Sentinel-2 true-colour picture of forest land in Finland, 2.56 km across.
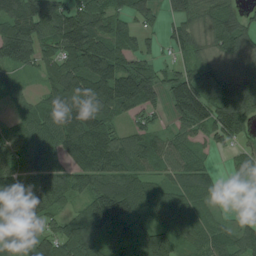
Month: July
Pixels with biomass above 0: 86%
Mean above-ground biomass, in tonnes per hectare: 104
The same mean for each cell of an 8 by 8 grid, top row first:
143 164 136 101 71 66 81 68
178 84 184 131 57 65 66 93
40 72 161 185 152 111 111 95
45 112 176 113 71 86 148 183
110 112 167 123 90 72 55 58
94 110 109 125 90 73 51 29
100 97 65 257 111 83 39 27
85 118 173 117 134 87 80 80
